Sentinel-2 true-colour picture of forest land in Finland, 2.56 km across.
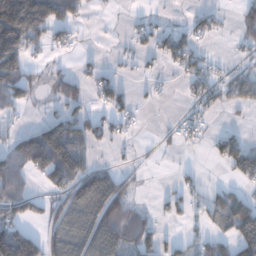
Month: December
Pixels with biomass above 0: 48%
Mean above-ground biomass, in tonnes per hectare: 51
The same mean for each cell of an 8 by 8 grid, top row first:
208 119 30 2 11 4 33 39
167 42 12 2 25 62 10 19
112 23 51 35 11 12 42 58
21 14 35 41 7 4 27 16
59 138 76 24 4 15 19 64
77 72 95 75 8 12 6 43
69 44 101 134 21 33 56 91
142 69 112 100 68 23 54 98
